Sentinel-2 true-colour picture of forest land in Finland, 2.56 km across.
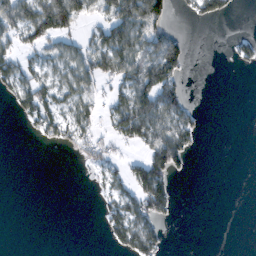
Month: February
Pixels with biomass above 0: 40%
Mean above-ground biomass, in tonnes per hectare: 37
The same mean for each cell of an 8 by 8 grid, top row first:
88 139 60 76 118 12 40 3
52 54 43 109 80 59 0 28
74 43 63 59 109 56 0 0
29 69 52 54 96 57 3 0
0 22 49 36 61 91 0 0
0 0 1 30 95 26 0 0
0 0 0 37 71 14 0 0
0 0 0 28 72 0 0 0
